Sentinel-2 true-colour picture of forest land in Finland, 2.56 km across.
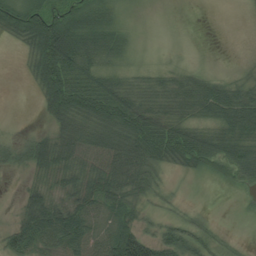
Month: August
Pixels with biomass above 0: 73%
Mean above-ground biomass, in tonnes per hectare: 46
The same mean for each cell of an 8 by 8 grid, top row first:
81 81 65 29 1 0 0 2
18 125 90 57 2 1 0 2
1 92 73 44 20 30 34 21
0 49 82 87 69 45 56 76
40 54 84 90 82 76 70 66
15 38 59 72 55 15 31 66
15 69 55 43 31 18 6 7
62 55 74 73 75 64 39 7
